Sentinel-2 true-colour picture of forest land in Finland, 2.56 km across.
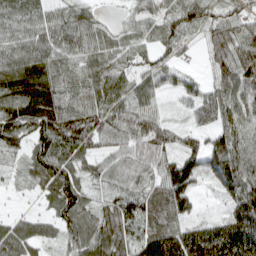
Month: April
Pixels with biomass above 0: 93%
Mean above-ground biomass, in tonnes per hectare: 80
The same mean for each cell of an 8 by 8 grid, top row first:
70 62 66 9 52 82 71 64
81 79 73 55 41 49 63 90
112 97 68 70 63 49 49 105
99 110 93 77 74 12 79 86
63 106 99 65 79 59 63 65
29 101 70 72 85 153 57 110
11 33 103 96 125 112 6 107
90 42 88 130 123 164 178 178
